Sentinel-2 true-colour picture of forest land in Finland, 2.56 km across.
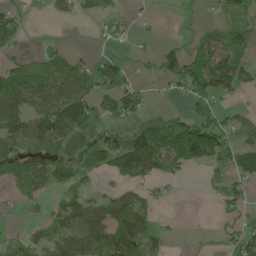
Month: May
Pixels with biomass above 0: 57%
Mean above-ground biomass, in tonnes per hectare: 56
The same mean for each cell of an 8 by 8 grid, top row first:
43 12 26 32 10 4 10 42
29 25 5 16 6 25 77 62
89 86 96 81 12 73 116 75
90 102 95 58 47 33 62 24
83 95 46 96 147 99 172 55
88 84 63 44 70 23 27 57
13 27 90 77 51 0 1 42
27 61 108 103 75 4 3 58
